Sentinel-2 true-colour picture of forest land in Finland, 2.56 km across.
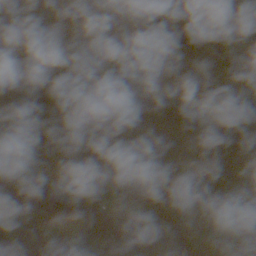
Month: November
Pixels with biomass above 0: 83%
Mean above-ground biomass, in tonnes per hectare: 91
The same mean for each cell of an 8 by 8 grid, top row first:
93 87 45 98 110 95 107 124
111 78 88 69 83 48 76 95
105 85 87 130 84 71 63 61
54 130 77 140 114 128 62 123
1 68 213 112 114 130 114 145
0 86 143 104 48 110 139 82
98 46 99 114 86 29 110 74
26 103 124 71 65 60 78 78
